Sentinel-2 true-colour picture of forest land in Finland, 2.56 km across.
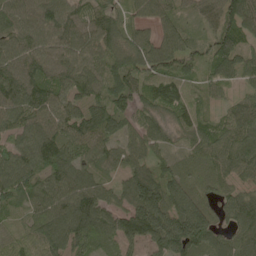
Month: May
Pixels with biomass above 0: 93%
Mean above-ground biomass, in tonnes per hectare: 84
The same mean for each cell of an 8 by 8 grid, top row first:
98 107 85 74 61 46 56 109
85 94 101 95 96 79 55 84
107 88 89 96 78 93 59 60
92 93 77 94 67 81 35 77
78 114 89 65 78 39 85 84
112 94 98 42 90 61 56 73
65 97 130 83 146 105 64 99
61 98 97 66 92 136 104 70
